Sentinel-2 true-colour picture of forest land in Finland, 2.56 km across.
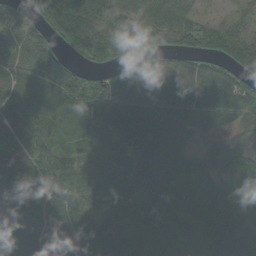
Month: September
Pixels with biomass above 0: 92%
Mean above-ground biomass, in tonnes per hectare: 73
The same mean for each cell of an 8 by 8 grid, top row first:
67 104 97 54 55 62 20 25
69 76 77 79 53 66 67 61
52 88 89 73 122 94 92 73
67 72 77 118 105 95 82 87
94 80 83 105 91 26 28 47
71 65 68 93 99 67 53 89
57 47 64 79 88 77 70 79
77 52 65 67 66 70 73 92
